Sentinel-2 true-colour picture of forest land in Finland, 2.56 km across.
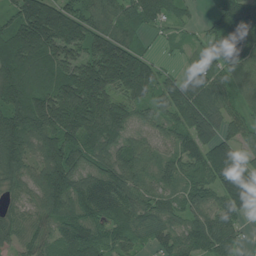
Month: July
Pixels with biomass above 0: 92%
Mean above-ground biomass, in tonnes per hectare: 115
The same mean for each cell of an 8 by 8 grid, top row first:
117 214 122 95 92 53 27 121
134 147 134 177 53 16 72 112
138 117 202 186 174 94 132 96
146 194 221 160 78 121 145 62
144 159 147 126 86 87 121 87
94 172 126 129 85 91 102 121
61 119 123 108 88 84 99 95
71 96 139 81 61 99 140 55
